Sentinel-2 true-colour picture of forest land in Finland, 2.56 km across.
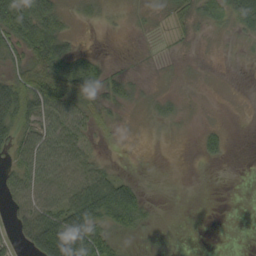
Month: September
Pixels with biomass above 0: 56%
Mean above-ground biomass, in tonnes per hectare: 26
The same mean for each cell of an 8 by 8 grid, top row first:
80 57 13 9 12 27 26 34
41 76 14 0 2 6 3 4
45 89 81 33 8 9 4 0
68 47 43 18 11 21 3 1
31 42 28 2 1 2 24 0
27 40 40 29 4 0 0 0
25 41 68 70 31 0 0 0
16 90 96 43 3 0 0 0
